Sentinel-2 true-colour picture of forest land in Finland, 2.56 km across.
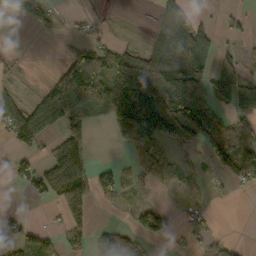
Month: October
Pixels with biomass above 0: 50%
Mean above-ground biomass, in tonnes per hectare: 52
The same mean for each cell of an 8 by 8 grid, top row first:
33 29 12 4 1 43 8 19
1 0 49 34 27 110 63 16
14 32 215 77 115 134 73 67
72 122 98 76 96 149 106 66
44 32 98 6 63 50 84 81
40 98 96 49 27 41 19 75
6 11 71 11 36 15 18 0
56 44 33 62 36 15 35 6
